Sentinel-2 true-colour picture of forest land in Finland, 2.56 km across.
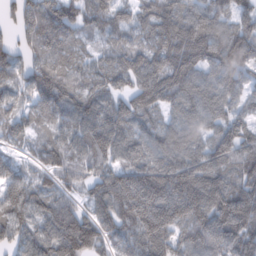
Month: February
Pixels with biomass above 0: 93%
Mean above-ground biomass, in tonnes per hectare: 97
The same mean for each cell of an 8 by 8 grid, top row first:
67 121 81 85 73 116 109 68
64 126 53 68 79 116 111 115
86 113 82 84 113 99 77 69
68 81 98 92 78 70 93 60
33 64 93 122 87 117 90 95
72 50 61 100 147 159 124 89
109 91 59 110 184 162 131 150
94 109 149 85 116 97 126 120
